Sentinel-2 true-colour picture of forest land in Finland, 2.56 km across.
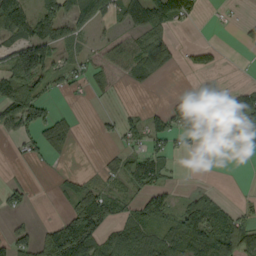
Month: September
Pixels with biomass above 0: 51%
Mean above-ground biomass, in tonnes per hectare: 46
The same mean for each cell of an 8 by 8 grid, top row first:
100 72 66 49 83 71 5 4
78 119 23 42 65 24 23 8
124 51 24 18 24 1 19 2
83 45 4 11 24 79 96 91
20 59 5 12 47 23 8 27
5 1 27 31 77 8 0 0
18 0 107 52 79 41 87 19
54 54 154 58 69 82 116 92
